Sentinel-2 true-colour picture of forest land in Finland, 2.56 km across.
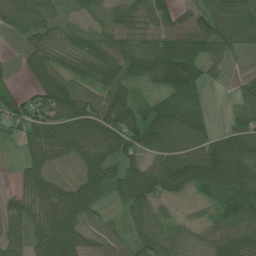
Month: June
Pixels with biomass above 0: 82%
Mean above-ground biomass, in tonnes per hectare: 71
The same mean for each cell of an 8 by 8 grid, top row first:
75 45 28 60 64 59 64 67
9 46 57 77 65 104 78 29
9 78 58 76 60 157 44 18
66 106 120 109 68 109 45 55
17 85 91 108 98 126 111 127
15 56 60 81 106 141 140 132
60 77 96 23 72 10 22 78
55 97 74 33 64 32 37 89
